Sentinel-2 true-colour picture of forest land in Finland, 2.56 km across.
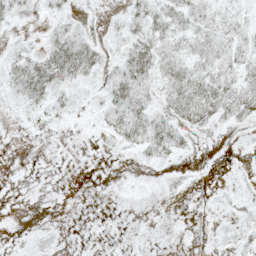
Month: May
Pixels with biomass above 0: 50%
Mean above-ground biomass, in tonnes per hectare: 11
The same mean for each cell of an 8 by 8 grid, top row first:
14 9 7 3 27 23 13 8
9 21 37 7 31 17 22 13
29 41 17 21 25 30 30 20
5 11 5 21 26 20 24 20
0 0 0 5 24 21 1 3
1 1 0 0 2 8 1 3
1 1 0 0 1 1 2 8
2 7 1 1 1 1 2 10
